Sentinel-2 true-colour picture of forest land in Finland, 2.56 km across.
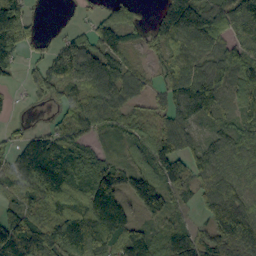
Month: September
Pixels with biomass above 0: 83%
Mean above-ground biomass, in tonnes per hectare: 84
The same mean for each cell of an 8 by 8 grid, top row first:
141 3 14 67 30 168 102 99
110 26 76 85 43 82 89 76
18 96 113 120 39 100 124 61
9 15 103 71 44 91 76 56
48 82 88 19 58 105 68 85
87 143 114 124 97 80 82 85
57 97 113 146 84 45 81 107
139 123 147 127 96 71 71 146
